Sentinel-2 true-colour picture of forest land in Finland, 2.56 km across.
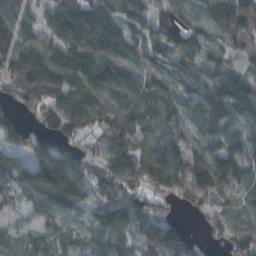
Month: October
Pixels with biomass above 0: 90%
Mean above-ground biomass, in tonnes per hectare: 102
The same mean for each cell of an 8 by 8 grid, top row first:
118 63 136 106 94 99 115 168
149 117 138 117 79 105 80 100
99 121 109 113 83 74 91 90
76 101 122 109 101 93 133 110
82 115 75 84 92 103 98 115
97 229 128 148 142 168 167 95
44 103 79 92 99 37 55 53
71 84 72 94 67 107 34 87
